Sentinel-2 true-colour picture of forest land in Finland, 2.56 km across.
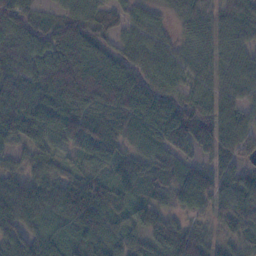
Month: November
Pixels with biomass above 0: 91%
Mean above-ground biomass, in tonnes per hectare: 65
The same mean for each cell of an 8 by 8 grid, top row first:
76 38 65 62 50 37 55 71
71 87 67 42 68 44 54 57
64 82 49 57 61 60 51 63
85 71 53 65 68 78 80 68
47 43 35 59 56 62 77 73
50 58 61 54 81 68 71 97
95 66 131 73 54 44 54 100
80 54 59 83 61 93 60 53
